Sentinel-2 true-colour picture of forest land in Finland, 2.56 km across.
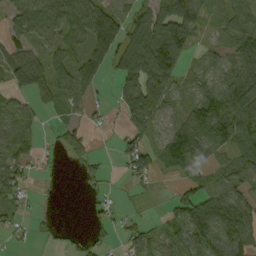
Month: September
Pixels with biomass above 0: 69%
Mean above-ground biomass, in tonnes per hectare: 53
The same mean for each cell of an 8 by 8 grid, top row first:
61 93 113 66 67 153 52 51
40 49 63 101 130 134 17 60
65 75 88 31 110 59 32 84
41 21 18 17 105 20 101 99
77 7 33 8 56 73 71 49
64 13 9 5 55 25 40 56
31 3 0 18 6 37 83 58
10 10 12 11 45 42 76 76
